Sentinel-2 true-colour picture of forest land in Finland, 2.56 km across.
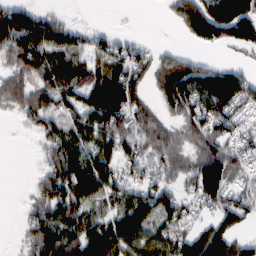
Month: February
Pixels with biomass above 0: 72%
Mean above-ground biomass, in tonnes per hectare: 70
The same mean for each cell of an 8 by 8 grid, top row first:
87 47 1 1 0 51 167 188
93 99 53 61 36 23 32 52
61 70 65 112 50 172 135 85
44 83 74 114 64 65 94 56
0 57 63 85 78 61 90 61
0 68 94 64 50 62 126 55
3 94 78 53 98 77 40 71
7 114 97 112 85 72 99 38
